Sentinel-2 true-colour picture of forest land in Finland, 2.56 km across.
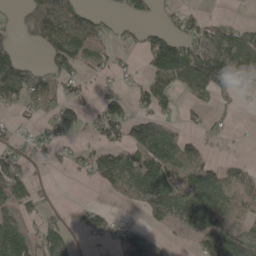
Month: May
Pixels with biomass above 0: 54%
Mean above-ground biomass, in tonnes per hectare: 57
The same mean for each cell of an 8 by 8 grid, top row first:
22 130 75 17 41 34 24 6
53 92 99 31 64 141 118 103
157 64 41 26 42 96 165 53
19 33 30 91 44 24 27 10
29 21 14 53 111 86 24 2
70 4 13 83 97 92 94 49
55 20 13 17 50 59 78 42
125 72 13 34 77 9 91 58
